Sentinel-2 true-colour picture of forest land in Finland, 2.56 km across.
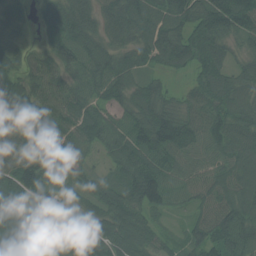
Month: July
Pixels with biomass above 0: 95%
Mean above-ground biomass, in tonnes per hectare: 89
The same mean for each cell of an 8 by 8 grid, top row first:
50 66 99 95 108 107 142 147
51 67 107 74 95 121 125 45
109 86 69 109 61 20 102 84
114 88 92 64 102 85 95 95
76 102 82 82 121 116 87 97
118 79 63 60 123 78 73 91
105 78 53 118 89 39 75 103
62 101 95 105 89 37 97 119
